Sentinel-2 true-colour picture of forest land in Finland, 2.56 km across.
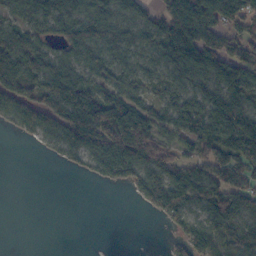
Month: October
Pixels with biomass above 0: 71%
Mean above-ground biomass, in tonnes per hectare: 77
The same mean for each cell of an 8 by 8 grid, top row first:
53 77 83 95 73 127 100 101
116 53 108 101 73 146 149 85
114 104 88 86 73 73 93 123
92 120 124 162 97 91 115 123
3 29 108 156 173 87 79 134
0 0 10 67 94 81 89 76
0 0 0 0 28 108 89 81
0 0 0 0 0 32 94 95
